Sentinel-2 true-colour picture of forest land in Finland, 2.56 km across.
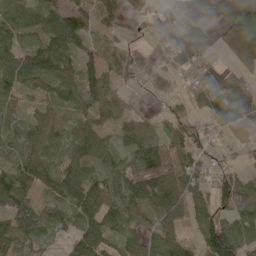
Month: May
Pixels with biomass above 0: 79%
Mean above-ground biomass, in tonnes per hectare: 74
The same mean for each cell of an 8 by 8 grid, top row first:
79 91 72 59 39 15 56 98
92 125 84 31 27 120 56 49
92 81 95 45 36 35 74 38
54 56 61 64 17 30 72 92
90 91 90 50 92 70 30 19
105 95 125 75 136 117 39 52
119 75 124 88 96 98 60 80
89 35 110 83 86 87 97 93
